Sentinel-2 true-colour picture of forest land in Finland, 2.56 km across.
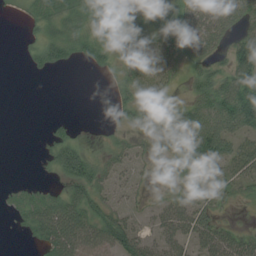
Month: July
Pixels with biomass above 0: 67%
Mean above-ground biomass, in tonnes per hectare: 42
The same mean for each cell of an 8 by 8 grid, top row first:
2 40 43 21 39 39 67 82
2 50 36 27 37 52 52 84
0 3 0 13 35 19 68 112
0 1 0 11 34 47 97 155
0 30 38 25 20 94 132 52
1 12 82 42 16 37 44 45
28 70 70 41 16 67 51 8
2 62 80 73 46 53 53 44
